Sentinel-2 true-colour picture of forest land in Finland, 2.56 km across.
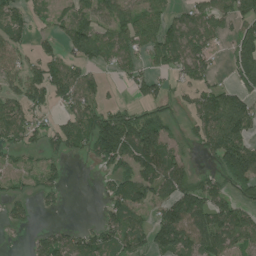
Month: July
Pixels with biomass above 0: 66%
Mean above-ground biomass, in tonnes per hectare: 76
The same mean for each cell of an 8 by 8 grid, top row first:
63 32 66 87 92 47 93 99
59 37 108 98 78 121 68 110
76 108 95 16 76 36 58 92
85 46 88 80 52 35 115 136
68 52 64 189 156 33 81 124
47 51 0 60 120 96 43 125
38 19 0 64 71 127 110 70
3 71 77 78 71 123 94 82
